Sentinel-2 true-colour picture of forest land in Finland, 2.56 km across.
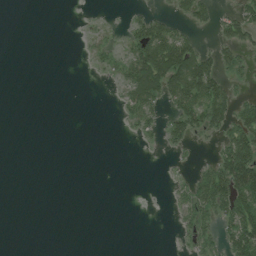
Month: July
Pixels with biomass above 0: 30%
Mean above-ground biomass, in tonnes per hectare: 32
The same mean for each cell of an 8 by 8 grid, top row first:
0 0 2 3 31 35 35 53
0 0 3 20 112 135 24 59
0 0 0 12 138 127 126 23
0 0 0 2 70 73 119 66
0 0 0 0 7 31 9 114
0 0 0 0 0 8 71 162
0 0 0 0 0 23 76 119
0 0 0 0 0 7 37 116
